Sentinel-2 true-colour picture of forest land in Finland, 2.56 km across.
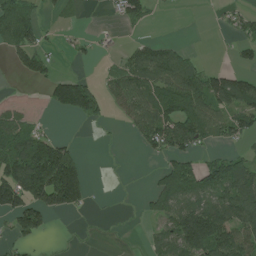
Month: July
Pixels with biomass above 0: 48%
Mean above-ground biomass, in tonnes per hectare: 62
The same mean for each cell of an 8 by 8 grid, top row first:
91 12 9 15 43 2 3 39
63 24 21 8 50 37 0 34
5 47 69 42 98 102 86 72
34 18 115 23 102 104 95 96
131 101 14 1 47 92 40 29
145 203 109 1 2 130 97 121
114 108 52 1 22 112 111 135
43 9 2 1 17 124 168 129
